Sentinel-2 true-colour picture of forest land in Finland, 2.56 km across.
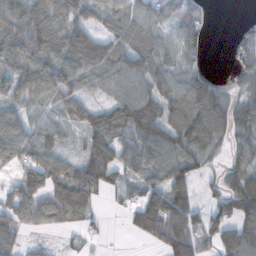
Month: November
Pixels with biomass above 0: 79%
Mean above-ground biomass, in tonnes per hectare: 72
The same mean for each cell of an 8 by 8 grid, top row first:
106 120 84 64 66 67 20 5
111 109 171 108 80 69 30 64
110 115 88 64 83 66 65 37
71 46 37 79 116 76 80 52
110 58 29 65 70 81 79 49
58 134 99 35 58 71 29 64
121 107 83 12 108 106 54 99
62 11 20 3 28 111 55 109
